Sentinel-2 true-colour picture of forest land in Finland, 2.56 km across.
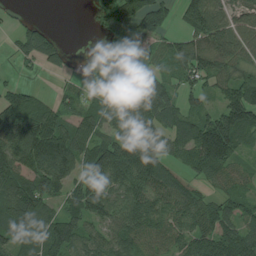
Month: July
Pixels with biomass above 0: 79%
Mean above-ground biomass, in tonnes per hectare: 87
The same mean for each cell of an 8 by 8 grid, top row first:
11 2 0 55 116 54 130 60
39 89 3 70 52 65 113 84
23 5 23 98 83 64 73 95
122 80 72 78 152 83 67 158
125 176 104 115 151 72 178 82
114 129 91 132 134 57 78 58
122 80 103 91 95 80 73 70
98 125 104 88 83 67 119 129
